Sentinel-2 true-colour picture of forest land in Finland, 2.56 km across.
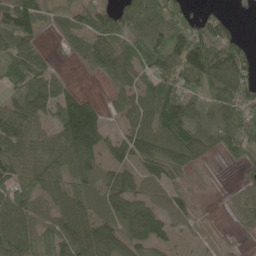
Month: May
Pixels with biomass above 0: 77%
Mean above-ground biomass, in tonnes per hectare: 63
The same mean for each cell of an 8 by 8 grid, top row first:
117 34 60 63 73 50 37 10
75 15 41 69 70 76 80 46
43 54 8 48 53 72 77 83
88 50 146 31 91 91 64 79
85 67 134 54 96 104 59 56
52 64 68 67 76 46 3 15
89 66 73 70 98 66 3 49
83 46 114 104 94 29 17 3
